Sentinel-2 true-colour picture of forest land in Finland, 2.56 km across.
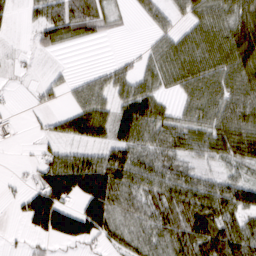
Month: March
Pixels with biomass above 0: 68%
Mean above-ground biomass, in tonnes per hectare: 53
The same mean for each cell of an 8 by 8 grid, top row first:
11 60 72 23 19 31 59 78
4 27 10 0 13 57 70 94
6 15 19 44 42 48 67 70
5 17 65 59 89 28 55 79
8 23 36 62 69 67 58 80
5 76 125 113 90 75 32 37
13 137 61 91 69 68 81 85
4 39 75 43 65 66 91 89
